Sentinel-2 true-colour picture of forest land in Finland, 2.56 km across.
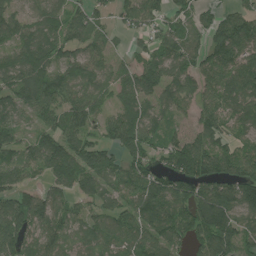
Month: July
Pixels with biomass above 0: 86%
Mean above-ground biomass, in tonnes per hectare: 101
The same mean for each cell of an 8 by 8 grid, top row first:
78 90 90 62 108 101 67 95
87 105 84 54 55 98 98 134
106 119 118 77 128 106 88 132
102 96 119 68 98 59 101 94
75 107 117 77 108 92 124 74
74 83 131 90 115 144 155 125
113 115 62 72 131 119 174 115
127 108 74 93 102 86 137 103
